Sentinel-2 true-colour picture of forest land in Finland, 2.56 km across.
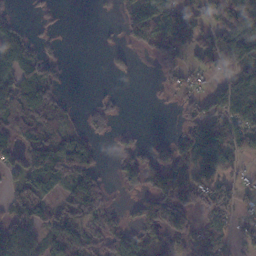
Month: November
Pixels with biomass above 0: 60%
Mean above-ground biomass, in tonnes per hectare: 73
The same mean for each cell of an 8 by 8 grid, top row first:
25 9 0 18 164 113 79 73
121 28 0 19 67 134 94 129
110 84 0 10 0 51 31 82
150 105 20 45 0 32 94 116
122 132 79 28 37 68 137 80
53 96 145 25 124 100 99 37
77 57 125 43 115 137 97 46
113 69 115 62 64 74 96 31
